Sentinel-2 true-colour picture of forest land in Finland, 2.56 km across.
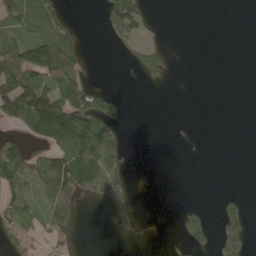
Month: May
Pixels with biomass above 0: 35%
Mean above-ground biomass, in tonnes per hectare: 43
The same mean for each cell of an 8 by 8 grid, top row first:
94 123 2 93 77 0 0 0
81 128 56 13 47 1 0 0
123 89 73 0 28 1 0 0
118 179 145 50 0 0 0 0
61 64 141 73 0 1 0 0
104 112 158 70 0 0 0 0
53 57 18 27 0 6 11 26
64 51 17 2 17 14 39 47
